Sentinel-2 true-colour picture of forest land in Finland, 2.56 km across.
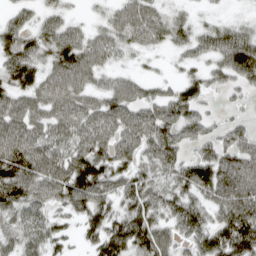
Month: April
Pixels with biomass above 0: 85%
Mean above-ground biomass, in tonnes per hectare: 81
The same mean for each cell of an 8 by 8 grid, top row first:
47 46 16 46 83 42 16 14
105 83 105 67 47 41 67 124
102 81 85 53 48 44 67 72
99 90 106 102 82 102 44 25
118 87 93 98 89 94 69 93
137 100 141 91 68 87 118 120
82 59 86 81 104 81 76 131
63 78 37 133 119 65 104 151
